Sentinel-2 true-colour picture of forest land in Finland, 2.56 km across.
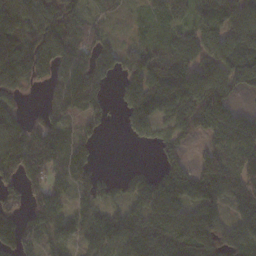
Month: November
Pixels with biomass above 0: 77%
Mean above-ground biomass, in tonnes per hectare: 87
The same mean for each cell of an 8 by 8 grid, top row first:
153 119 69 18 32 82 80 113
117 148 101 58 58 77 92 112
136 61 119 48 107 94 132 106
62 76 62 25 93 94 114 42
131 125 68 0 21 64 49 111
99 89 78 31 65 98 110 120
69 129 72 59 92 95 105 80
112 64 72 101 133 109 99 93
